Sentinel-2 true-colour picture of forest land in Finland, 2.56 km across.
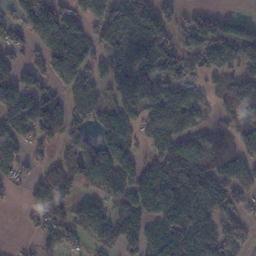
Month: November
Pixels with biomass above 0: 71%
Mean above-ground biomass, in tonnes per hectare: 83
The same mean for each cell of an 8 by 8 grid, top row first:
50 89 78 114 116 51 73 36
52 77 87 119 134 72 94 115
100 79 91 83 71 113 44 63
145 116 58 74 71 90 32 82
107 75 65 86 55 107 51 83
44 78 75 86 98 133 99 86
5 137 82 81 104 137 99 54
4 70 49 91 93 131 111 87
